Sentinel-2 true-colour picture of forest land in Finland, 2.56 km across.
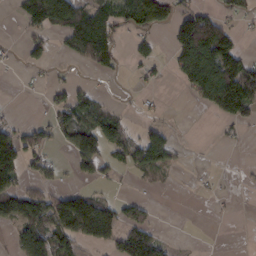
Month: February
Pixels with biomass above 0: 41%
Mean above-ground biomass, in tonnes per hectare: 47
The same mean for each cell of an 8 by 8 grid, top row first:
19 133 94 73 109 67 62 23
6 30 88 74 25 63 150 45
3 10 8 7 15 21 118 131
4 26 69 36 8 1 19 76
85 43 83 75 91 33 0 9
68 30 27 16 30 7 3 3
89 111 124 62 38 0 1 1
47 102 73 59 91 5 0 0
